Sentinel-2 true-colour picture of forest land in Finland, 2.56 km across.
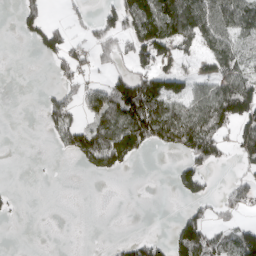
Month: April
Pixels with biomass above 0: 41%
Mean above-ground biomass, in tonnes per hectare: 59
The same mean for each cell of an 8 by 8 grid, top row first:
36 48 21 68 134 151 112 116
0 88 45 62 135 82 70 72
0 9 59 70 114 86 73 106
0 64 60 124 165 100 121 135
0 8 95 143 85 84 123 81
0 2 3 26 0 51 48 32
11 0 0 0 0 5 42 46
0 0 0 10 47 92 103 113
